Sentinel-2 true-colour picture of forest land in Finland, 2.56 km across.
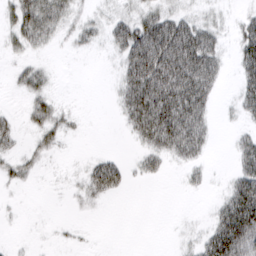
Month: March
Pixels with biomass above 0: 46%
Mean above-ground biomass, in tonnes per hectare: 26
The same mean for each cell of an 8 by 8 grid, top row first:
39 53 14 16 30 28 10 11
18 14 10 20 76 82 53 39
12 15 0 5 84 85 53 30
7 32 5 4 85 91 30 18
17 23 1 0 30 62 21 24
22 2 9 57 20 2 10 43
2 0 6 1 0 0 6 89
1 1 4 0 0 3 41 105
